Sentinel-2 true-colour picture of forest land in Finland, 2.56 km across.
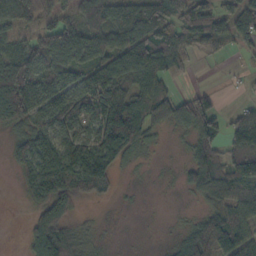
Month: October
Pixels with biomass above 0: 74%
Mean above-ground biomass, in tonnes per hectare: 79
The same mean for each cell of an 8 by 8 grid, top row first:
82 74 104 137 133 99 98 88
60 112 117 120 155 102 46 34
174 111 86 132 100 38 1 6
121 102 84 141 101 60 116 33
48 114 96 151 57 9 76 88
33 165 156 80 4 11 134 59
1 113 27 5 2 3 65 95
1 150 61 4 1 26 136 110
